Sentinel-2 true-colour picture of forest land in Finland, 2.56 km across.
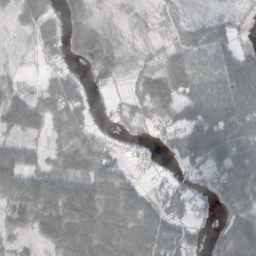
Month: October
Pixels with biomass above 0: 77%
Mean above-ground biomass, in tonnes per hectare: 47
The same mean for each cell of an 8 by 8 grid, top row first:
31 43 39 7 9 15 12 8
7 39 48 41 16 35 47 25
14 30 35 34 38 67 79 89
55 43 53 16 34 38 86 101
40 21 51 19 15 35 98 76
86 62 69 65 9 29 50 74
61 70 90 70 65 70 18 34
20 45 76 82 86 79 27 79
